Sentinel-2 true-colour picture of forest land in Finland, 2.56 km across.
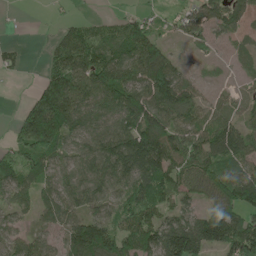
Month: May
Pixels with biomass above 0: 78%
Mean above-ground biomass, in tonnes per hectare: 88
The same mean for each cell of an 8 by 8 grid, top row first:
2 3 17 21 38 42 101 84
22 32 127 92 143 19 47 31
6 76 121 125 132 118 13 22
24 199 101 85 169 128 59 48
76 147 66 115 189 126 116 113
97 71 70 99 147 100 121 107
58 64 73 58 102 76 77 102
72 63 161 118 121 185 147 150
